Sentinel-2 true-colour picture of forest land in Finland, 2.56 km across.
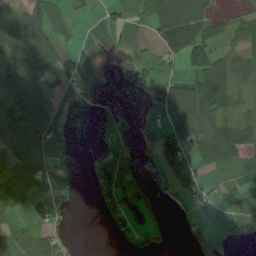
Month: July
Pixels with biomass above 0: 53%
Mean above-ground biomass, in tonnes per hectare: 54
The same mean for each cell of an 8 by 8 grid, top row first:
41 82 8 13 23 114 62 18
87 112 26 0 10 96 90 51
148 114 60 3 2 35 129 60
134 122 11 19 8 66 101 44
101 91 3 35 21 98 90 94
91 43 10 122 28 95 28 21
59 45 3 73 87 10 9 45
72 57 1 9 30 4 47 28
